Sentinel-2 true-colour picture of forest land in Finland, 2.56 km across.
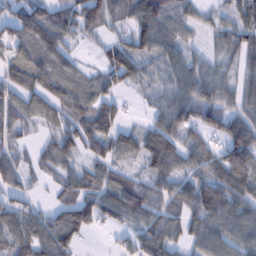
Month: February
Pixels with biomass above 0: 81%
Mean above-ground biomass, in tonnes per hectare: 73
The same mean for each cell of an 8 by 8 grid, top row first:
80 82 105 70 96 66 29 60
76 100 27 68 81 68 26 67
79 103 56 70 59 72 72 44
83 79 94 76 20 86 101 66
47 41 98 102 99 100 75 121
68 41 65 63 55 76 88 120
65 38 111 95 90 62 109 83
87 99 49 12 82 59 75 67
